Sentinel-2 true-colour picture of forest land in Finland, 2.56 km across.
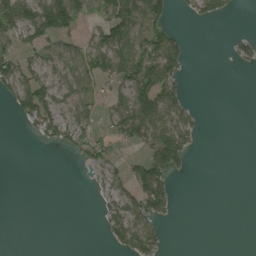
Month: August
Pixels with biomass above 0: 40%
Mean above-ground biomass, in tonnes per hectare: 37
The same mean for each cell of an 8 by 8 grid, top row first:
88 139 60 76 118 12 40 3
52 54 43 109 80 59 0 28
74 43 63 59 109 56 0 0
29 69 52 54 96 57 3 0
0 22 49 36 61 91 0 0
0 0 1 30 95 26 0 0
0 0 0 37 71 14 0 0
0 0 0 28 72 0 0 0
